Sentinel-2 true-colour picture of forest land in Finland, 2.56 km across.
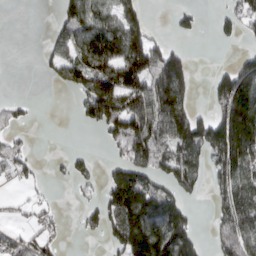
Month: March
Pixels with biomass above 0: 50%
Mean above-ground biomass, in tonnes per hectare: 89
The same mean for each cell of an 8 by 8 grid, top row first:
0 2 136 96 67 29 3 84
0 38 134 164 158 40 0 17
0 23 110 182 162 180 27 198
35 0 40 192 149 180 46 241
37 0 0 56 162 149 189 232
40 9 41 71 114 126 82 131
13 22 27 135 226 138 14 148
44 40 6 65 243 182 29 162
